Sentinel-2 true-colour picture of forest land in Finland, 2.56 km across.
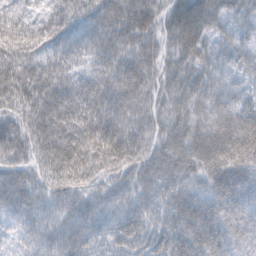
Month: February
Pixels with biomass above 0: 98%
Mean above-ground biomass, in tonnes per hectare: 65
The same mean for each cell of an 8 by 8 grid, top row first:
42 43 54 73 75 71 73 49
82 63 49 63 63 57 46 54
84 84 50 65 61 51 54 39
67 105 75 71 53 51 69 64
68 115 89 81 55 69 88 98
70 75 66 55 59 60 74 88
65 52 49 45 45 66 92 87
30 49 53 46 51 74 83 65
